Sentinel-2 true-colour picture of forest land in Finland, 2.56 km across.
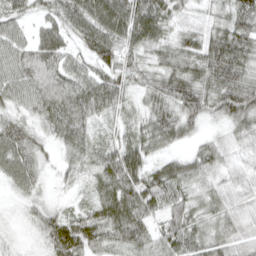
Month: April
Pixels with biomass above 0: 94%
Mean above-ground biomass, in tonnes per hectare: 54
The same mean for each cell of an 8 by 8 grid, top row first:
41 42 77 95 91 40 28 73
46 68 38 73 55 52 69 71
53 57 58 58 41 74 69 68
35 62 73 44 40 69 53 76
62 26 54 47 54 34 33 31
46 15 34 77 66 67 42 28
10 30 27 77 82 68 45 37
10 50 73 61 64 86 52 50
